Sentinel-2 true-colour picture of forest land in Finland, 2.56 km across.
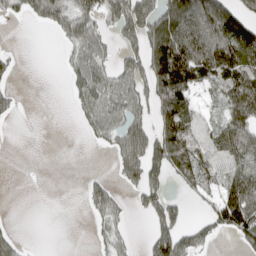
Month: April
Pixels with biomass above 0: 50%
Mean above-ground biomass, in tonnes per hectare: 59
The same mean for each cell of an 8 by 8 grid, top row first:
29 67 72 59 99 109 132 95
10 0 61 35 85 149 133 148
14 0 58 60 85 180 76 123
18 0 35 63 49 146 43 94
0 0 3 44 86 142 94 95
0 0 6 22 85 62 80 87
0 0 7 65 41 48 44 145
31 0 0 49 14 103 40 45
